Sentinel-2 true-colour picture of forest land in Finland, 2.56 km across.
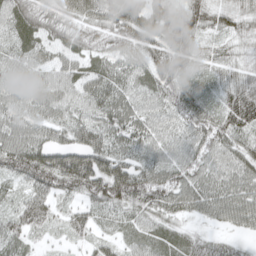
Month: April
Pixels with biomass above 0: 94%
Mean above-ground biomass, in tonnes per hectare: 57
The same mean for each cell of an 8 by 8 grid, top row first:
71 56 59 67 77 62 63 53
53 45 53 50 63 87 36 30
44 44 54 63 49 71 38 48
49 51 45 74 46 61 63 104
64 62 73 60 49 43 67 56
60 95 109 96 68 67 58 62
46 45 37 56 60 58 56 65
48 18 27 39 54 55 35 17
